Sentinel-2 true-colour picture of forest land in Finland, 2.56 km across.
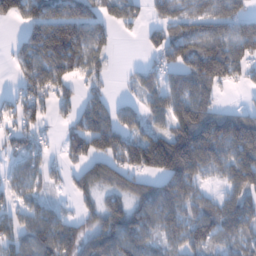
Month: January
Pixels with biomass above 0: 74%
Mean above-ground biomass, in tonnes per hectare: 90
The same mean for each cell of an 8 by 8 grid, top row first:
95 142 152 88 50 111 122 100
53 176 141 45 28 118 133 138
42 122 56 22 51 73 137 48
55 51 75 76 63 123 109 51
52 20 91 119 122 195 193 170
53 43 59 76 83 169 64 116
52 55 30 76 99 103 57 90
66 127 94 138 79 67 98 68
